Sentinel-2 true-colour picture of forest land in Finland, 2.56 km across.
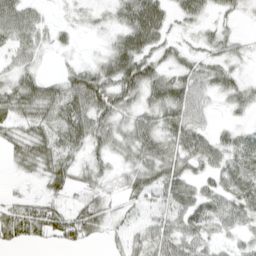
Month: April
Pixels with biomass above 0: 81%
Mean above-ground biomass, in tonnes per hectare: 38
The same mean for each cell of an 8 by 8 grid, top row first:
65 11 8 22 82 27 20 15
40 16 6 34 60 27 26 16
35 28 62 66 66 47 46 29
47 43 69 59 36 54 20 21
38 57 46 37 53 46 41 43
11 41 23 27 47 54 31 52
39 35 34 21 28 49 55 53
39 32 40 20 45 53 34 22
